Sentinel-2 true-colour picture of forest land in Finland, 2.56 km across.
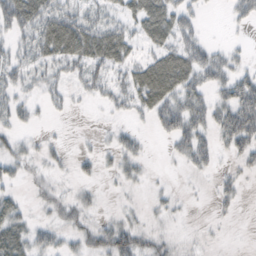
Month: October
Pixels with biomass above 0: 56%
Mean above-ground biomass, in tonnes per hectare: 26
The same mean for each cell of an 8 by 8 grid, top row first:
54 48 38 24 53 42 4 22
23 43 56 55 21 39 25 9
27 25 27 30 50 59 33 36
27 11 3 12 23 49 38 58
21 11 3 20 12 26 26 40
20 13 13 16 15 3 10 18
27 16 24 5 10 10 4 11
50 29 28 62 31 11 5 0
